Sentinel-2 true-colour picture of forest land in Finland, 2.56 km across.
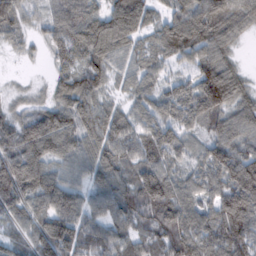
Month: February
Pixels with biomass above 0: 92%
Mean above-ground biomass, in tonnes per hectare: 78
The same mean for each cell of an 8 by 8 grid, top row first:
59 49 103 116 93 74 101 67
25 37 97 99 52 86 83 18
6 27 95 51 57 44 115 57
40 83 88 64 70 70 81 68
89 117 73 77 85 78 62 77
136 94 50 63 96 62 71 129
83 87 81 69 99 98 64 139
52 139 94 83 62 104 93 110
